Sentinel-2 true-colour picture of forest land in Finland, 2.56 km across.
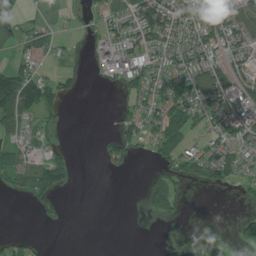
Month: July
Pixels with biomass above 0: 47%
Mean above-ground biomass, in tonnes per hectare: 45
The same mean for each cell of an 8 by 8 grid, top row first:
76 15 14 55 112 91 82 102
39 40 7 87 97 70 96 90
114 49 15 39 81 74 100 96
118 37 0 7 60 77 67 98
50 17 0 31 31 73 42 57
62 112 5 6 13 42 58 49
0 9 0 0 24 36 0 5
27 1 0 0 0 3 25 28
